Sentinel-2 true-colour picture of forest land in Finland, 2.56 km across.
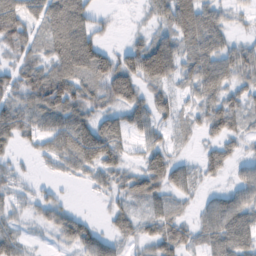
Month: February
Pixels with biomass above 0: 74%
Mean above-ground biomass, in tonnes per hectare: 40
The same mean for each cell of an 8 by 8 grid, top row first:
70 53 63 6 12 80 51 13
44 35 94 20 61 57 64 34
47 72 52 72 59 32 64 39
49 71 61 38 47 25 42 40
24 34 80 49 30 11 21 19
16 7 21 34 59 41 19 27
16 33 6 22 25 18 31 56
32 7 54 34 31 48 33 59
